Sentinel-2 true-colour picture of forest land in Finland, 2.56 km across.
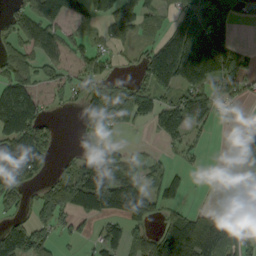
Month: September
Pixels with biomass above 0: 60%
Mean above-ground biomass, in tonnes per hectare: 74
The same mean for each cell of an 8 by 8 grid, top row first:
53 106 62 72 57 62 131 29
68 81 35 36 33 192 225 46
101 39 37 35 68 137 134 100
199 23 76 129 83 112 77 28
121 68 18 36 8 33 12 41
111 32 111 136 66 37 2 46
41 78 77 102 98 41 28 35
134 55 19 59 81 149 128 62
